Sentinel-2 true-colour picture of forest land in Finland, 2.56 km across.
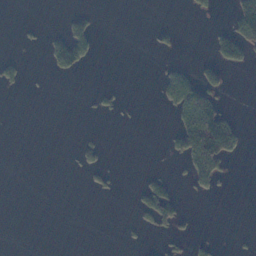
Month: November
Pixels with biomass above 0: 13%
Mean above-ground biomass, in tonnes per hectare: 16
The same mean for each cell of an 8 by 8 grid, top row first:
0 0 23 0 0 0 11 82
2 32 66 0 0 10 12 79
17 2 2 0 0 46 42 0
0 0 2 10 0 43 111 4
0 0 13 1 0 40 133 36
0 0 3 8 12 9 62 0
0 0 0 0 37 48 0 0
0 0 0 0 3 16 10 2
